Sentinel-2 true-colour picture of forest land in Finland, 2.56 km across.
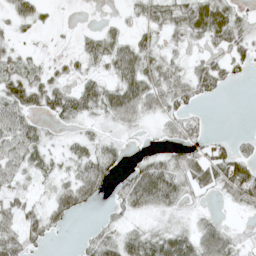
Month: May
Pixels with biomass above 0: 67%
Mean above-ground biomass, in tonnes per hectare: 34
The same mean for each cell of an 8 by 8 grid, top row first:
37 9 0 3 28 40 75 26
23 3 20 44 44 12 20 31
65 37 26 33 66 47 53 9
53 43 44 48 42 39 5 0
52 22 25 24 5 32 41 22
33 24 50 44 72 55 62 79
44 35 34 17 35 23 6 22
58 21 10 41 47 54 61 20
